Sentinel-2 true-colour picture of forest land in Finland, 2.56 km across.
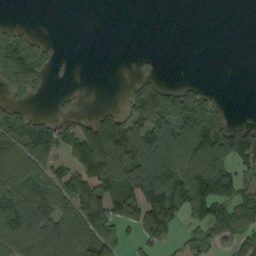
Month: September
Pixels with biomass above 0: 53%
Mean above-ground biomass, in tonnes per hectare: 75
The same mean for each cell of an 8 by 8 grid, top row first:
0 0 0 0 0 0 0 0
106 33 0 0 2 0 0 0
127 36 1 1 42 11 6 0
57 11 22 47 113 126 96 1
110 100 144 236 179 178 179 141
110 81 102 135 183 164 199 70
134 107 127 99 158 145 159 93
104 106 121 96 64 37 43 64
